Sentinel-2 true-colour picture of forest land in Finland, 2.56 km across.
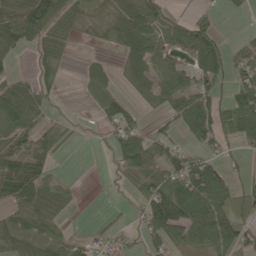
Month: May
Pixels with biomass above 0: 61%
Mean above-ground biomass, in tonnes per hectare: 48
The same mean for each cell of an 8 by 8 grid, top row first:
67 103 23 25 90 34 17 8
21 10 3 12 72 63 97 31
54 25 13 21 44 67 57 51
71 28 2 49 20 58 86 108
51 34 3 39 75 38 54 30
80 40 2 16 69 84 106 15
56 54 7 7 55 125 108 74
86 55 19 28 41 42 71 69
